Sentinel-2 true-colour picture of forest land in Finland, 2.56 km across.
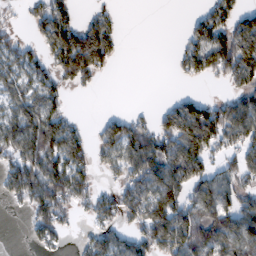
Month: February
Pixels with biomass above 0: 61%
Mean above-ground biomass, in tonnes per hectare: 76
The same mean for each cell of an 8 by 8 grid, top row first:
12 103 37 25 0 0 61 67
64 86 178 73 0 17 135 160
74 69 68 4 0 13 34 91
88 107 5 13 13 102 107 118
116 135 78 96 115 129 109 91
102 136 78 33 115 114 79 77
16 119 42 75 131 122 105 102
0 43 16 71 106 138 109 110
